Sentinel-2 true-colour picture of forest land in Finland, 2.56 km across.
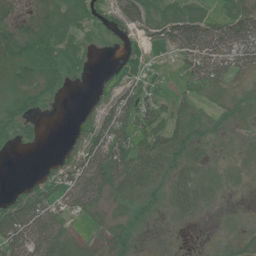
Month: July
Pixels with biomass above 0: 62%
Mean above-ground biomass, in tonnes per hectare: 19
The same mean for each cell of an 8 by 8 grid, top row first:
6 11 14 9 21 25 16 28
26 28 16 1 4 30 53 57
18 22 3 6 9 6 37 20
20 4 4 41 34 18 8 8
10 1 17 60 22 24 12 3
0 13 52 51 33 22 18 6
37 37 35 9 8 26 14 2
55 57 4 9 2 1 0 5
